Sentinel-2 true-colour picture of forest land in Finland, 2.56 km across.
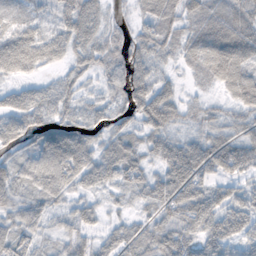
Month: November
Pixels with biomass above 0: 87%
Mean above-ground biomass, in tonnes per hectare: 53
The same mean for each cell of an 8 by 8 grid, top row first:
27 28 89 22 35 58 74 62
94 74 54 47 57 41 82 95
32 20 30 44 64 24 37 85
53 52 42 41 69 48 29 42
44 77 77 45 37 56 67 64
46 85 60 44 47 86 58 47
33 25 39 16 23 71 70 73
60 23 45 43 56 76 70 66
